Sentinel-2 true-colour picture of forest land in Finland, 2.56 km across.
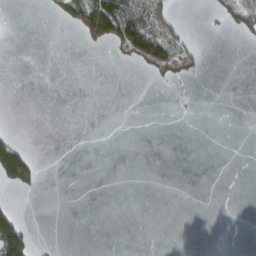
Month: March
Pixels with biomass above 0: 12%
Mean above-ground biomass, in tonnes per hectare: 12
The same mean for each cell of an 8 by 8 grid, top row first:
0 5 53 124 47 13 8 61
0 0 4 23 77 40 2 1
0 0 0 0 2 17 0 0
0 0 0 0 0 2 0 0
33 0 0 0 0 0 0 0
95 0 0 0 0 0 0 0
17 0 0 0 0 0 0 0
121 2 0 0 0 0 0 0
